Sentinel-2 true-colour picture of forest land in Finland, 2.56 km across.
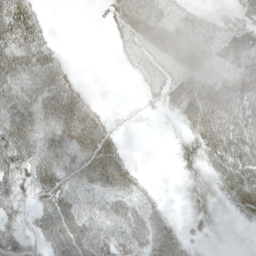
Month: May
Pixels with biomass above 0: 78%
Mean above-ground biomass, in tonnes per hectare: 39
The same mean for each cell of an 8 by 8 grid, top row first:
81 7 0 28 60 34 26 32
76 45 0 7 37 49 50 59
65 59 13 0 16 42 48 60
59 52 61 8 5 23 69 54
69 46 59 45 0 15 63 56
55 56 53 74 14 9 30 65
32 48 45 38 34 4 28 31
52 44 64 49 55 46 9 6
